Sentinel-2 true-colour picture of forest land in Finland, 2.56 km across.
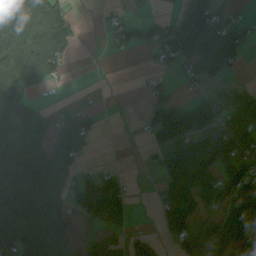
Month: September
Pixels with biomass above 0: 58%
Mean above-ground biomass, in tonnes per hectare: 77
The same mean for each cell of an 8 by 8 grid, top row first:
150 128 4 12 28 46 162 22
90 155 14 17 48 116 162 97
129 70 0 1 16 23 66 17
86 23 29 1 33 114 80 124
98 64 91 0 19 144 143 104
83 111 48 60 3 175 107 135
94 75 79 163 0 139 66 140
160 120 28 25 54 68 131 144
